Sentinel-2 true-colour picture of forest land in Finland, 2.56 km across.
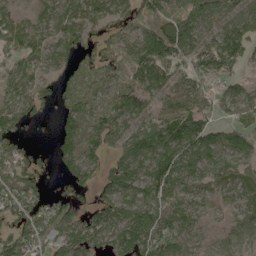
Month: May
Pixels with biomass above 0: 80%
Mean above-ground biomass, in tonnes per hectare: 72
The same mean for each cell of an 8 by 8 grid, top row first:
51 37 55 42 42 71 70 66
93 49 50 28 114 125 110 93
57 38 31 49 116 76 67 41
59 13 50 57 61 85 59 65
41 8 66 51 116 135 110 71
65 18 65 100 128 147 75 68
85 61 32 112 128 112 42 47
85 72 114 93 155 93 21 56
